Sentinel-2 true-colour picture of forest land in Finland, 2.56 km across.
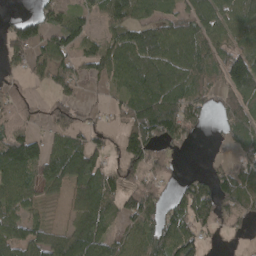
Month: April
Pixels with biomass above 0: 72%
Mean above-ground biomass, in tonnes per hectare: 80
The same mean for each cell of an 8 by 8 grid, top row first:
29 65 50 100 69 64 97 98
108 81 61 97 138 114 78 64
31 56 65 79 131 120 59 181
61 43 36 26 120 127 41 74
129 81 78 31 133 56 11 67
113 108 132 70 85 22 45 79
79 21 98 79 114 61 116 102
110 93 129 68 81 140 29 13
